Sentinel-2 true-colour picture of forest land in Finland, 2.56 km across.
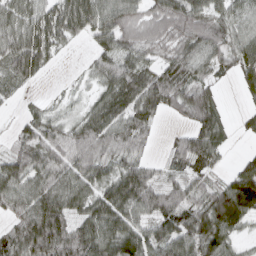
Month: March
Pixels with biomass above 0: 83%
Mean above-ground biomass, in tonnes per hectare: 62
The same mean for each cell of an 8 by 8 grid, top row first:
68 74 112 90 63 77 54 41
74 63 5 65 63 49 74 64
24 9 8 68 70 59 38 38
8 28 24 79 66 32 80 12
32 72 73 72 31 41 87 5
80 89 81 61 77 37 40 68
64 105 62 87 78 73 84 110
75 123 102 88 91 95 98 31
